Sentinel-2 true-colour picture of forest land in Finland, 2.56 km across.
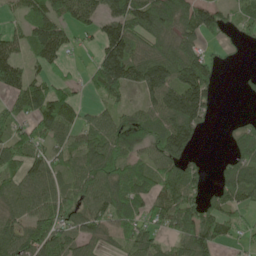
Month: May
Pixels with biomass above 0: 74%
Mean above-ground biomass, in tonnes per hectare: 78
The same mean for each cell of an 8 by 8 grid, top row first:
34 102 107 112 130 110 106 45
68 127 21 148 79 91 30 6
91 66 21 166 122 129 112 9
59 121 59 50 63 165 56 3
85 64 71 95 65 130 2 59
83 84 85 92 73 76 23 95
76 94 79 99 69 125 75 57
87 98 68 37 68 56 110 23
